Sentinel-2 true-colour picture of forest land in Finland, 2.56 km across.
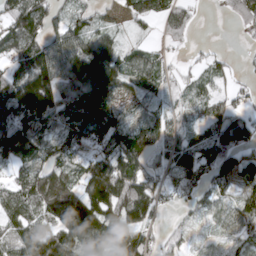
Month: April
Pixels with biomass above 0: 81%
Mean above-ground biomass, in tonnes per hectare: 68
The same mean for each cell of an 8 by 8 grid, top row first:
90 74 45 22 53 60 3 46
68 94 84 67 31 16 10 4
100 144 114 93 64 25 42 18
120 118 102 64 35 33 49 38
105 68 64 71 75 63 86 82
44 65 67 134 74 62 59 94
67 80 120 100 104 23 35 64
66 120 128 149 75 32 16 51
